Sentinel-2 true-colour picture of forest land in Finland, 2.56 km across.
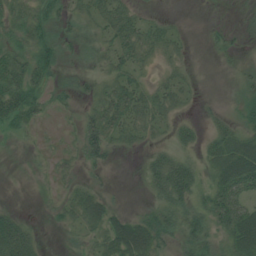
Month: July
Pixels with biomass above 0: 62%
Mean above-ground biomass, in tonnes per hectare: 25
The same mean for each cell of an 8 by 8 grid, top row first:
24 32 23 34 10 4 1 4
28 38 22 25 31 18 5 5
45 28 17 26 19 21 0 8
53 14 16 41 33 22 8 17
4 5 26 31 15 25 22 46
1 8 19 6 16 66 27 67
8 8 35 26 9 46 44 53
53 3 18 42 57 27 40 52
